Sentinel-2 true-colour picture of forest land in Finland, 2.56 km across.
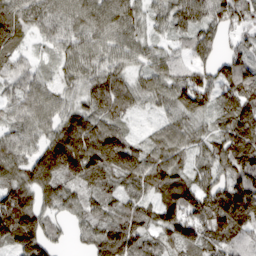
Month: March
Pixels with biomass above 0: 93%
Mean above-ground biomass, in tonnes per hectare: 89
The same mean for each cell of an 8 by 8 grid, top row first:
102 103 88 100 66 85 89 79
84 43 90 83 64 48 69 54
89 46 76 97 67 88 85 112
82 81 61 102 30 79 73 100
89 92 96 148 53 71 68 129
93 136 90 86 91 62 65 118
195 67 65 75 66 126 134 161
158 89 32 141 92 106 90 70
